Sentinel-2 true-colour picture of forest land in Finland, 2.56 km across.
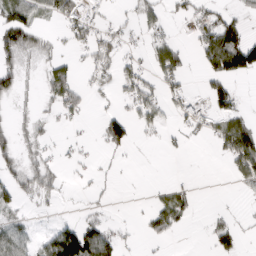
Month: March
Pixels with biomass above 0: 41%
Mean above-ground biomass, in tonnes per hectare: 36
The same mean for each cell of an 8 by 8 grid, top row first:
74 33 62 12 38 23 48 30
74 24 24 44 24 47 94 140
39 51 24 36 55 49 52 35
14 15 32 27 53 30 41 40
35 19 14 55 6 9 8 111
38 46 9 8 1 2 0 48
32 9 8 8 10 72 4 4
53 46 144 52 15 7 21 26
